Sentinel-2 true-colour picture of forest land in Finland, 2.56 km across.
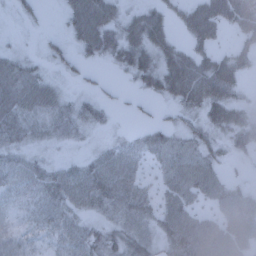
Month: February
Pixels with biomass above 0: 80%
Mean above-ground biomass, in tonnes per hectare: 45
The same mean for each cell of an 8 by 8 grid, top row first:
13 3 79 56 56 29 89 87
13 18 36 59 72 46 39 33
66 31 13 6 47 88 100 39
61 46 41 15 13 27 62 52
42 22 12 23 42 50 48 41
51 46 46 60 25 60 62 8
29 47 38 45 47 59 31 65
31 28 43 44 44 74 83 76
